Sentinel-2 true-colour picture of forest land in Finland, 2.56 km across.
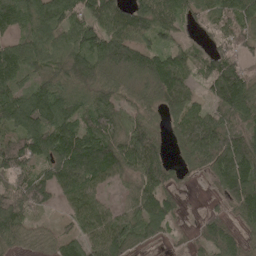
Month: May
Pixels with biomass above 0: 88%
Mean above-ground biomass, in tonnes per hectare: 89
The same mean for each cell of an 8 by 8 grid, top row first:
112 107 71 97 100 85 65 95
79 71 89 125 80 63 51 60
99 87 105 77 90 134 91 143
115 138 91 92 68 86 62 116
92 125 164 127 133 43 144 108
88 79 168 93 114 37 51 154
104 44 88 42 107 44 18 81
70 38 73 117 56 17 89 65
